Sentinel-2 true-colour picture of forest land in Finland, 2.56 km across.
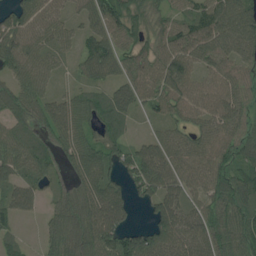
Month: July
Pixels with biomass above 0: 88%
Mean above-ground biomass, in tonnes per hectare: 69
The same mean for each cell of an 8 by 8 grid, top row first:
71 62 43 79 50 45 95 107
85 64 49 73 51 85 88 87
64 48 34 56 74 96 53 64
70 69 82 72 29 68 75 71
85 61 84 57 40 78 76 80
67 65 72 57 86 83 87 66
71 29 82 96 23 88 69 73
28 46 77 82 89 99 92 91
